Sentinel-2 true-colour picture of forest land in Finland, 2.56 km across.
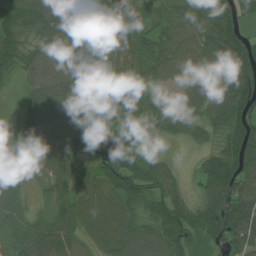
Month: July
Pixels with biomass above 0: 88%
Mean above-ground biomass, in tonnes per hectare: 74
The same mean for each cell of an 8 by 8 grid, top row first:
126 121 101 84 60 85 80 63
85 75 90 71 67 89 105 98
23 90 85 76 60 48 71 109
22 105 78 60 41 82 60 88
23 86 77 73 21 18 32 104
28 68 56 100 89 37 82 96
53 33 68 78 60 93 71 114
74 109 59 74 70 105 59 96
